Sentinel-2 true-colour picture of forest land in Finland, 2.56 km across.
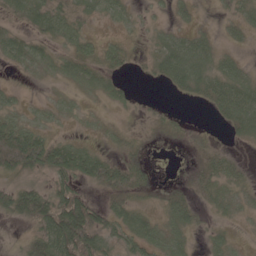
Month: May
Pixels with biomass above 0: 62%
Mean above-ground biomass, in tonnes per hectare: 27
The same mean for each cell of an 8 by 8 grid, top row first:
18 35 21 19 6 12 1 18
29 18 28 19 4 37 28 9
3 6 32 23 3 36 42 33
19 12 8 7 4 5 9 54
106 52 24 9 8 11 22 7
35 33 46 54 20 1 43 19
54 73 80 47 19 36 18 11
5 81 95 24 43 24 14 4
